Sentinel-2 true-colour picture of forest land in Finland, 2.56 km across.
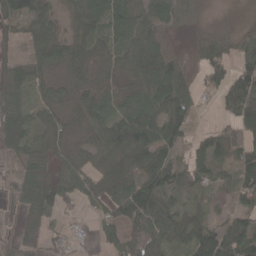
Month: April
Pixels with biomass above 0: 80%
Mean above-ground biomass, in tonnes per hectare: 50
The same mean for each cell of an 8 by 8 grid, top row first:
66 42 51 73 51 45 9 5
13 67 55 67 73 9 37 34
43 42 56 45 63 73 33 66
50 40 58 58 69 79 4 89
45 43 47 90 86 52 43 54
38 76 58 73 67 36 39 55
28 75 20 40 82 46 27 36
34 40 18 29 57 50 95 77
